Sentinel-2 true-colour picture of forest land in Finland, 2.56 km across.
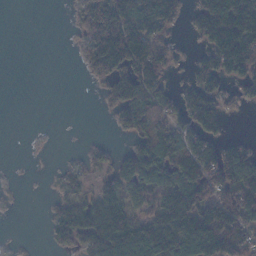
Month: November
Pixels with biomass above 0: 56%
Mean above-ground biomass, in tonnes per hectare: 59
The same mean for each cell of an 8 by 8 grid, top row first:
0 0 29 102 121 52 116 162
0 0 16 139 111 31 64 148
0 0 3 66 101 12 61 60
0 0 0 32 90 63 106 15
0 1 4 12 64 77 69 44
1 4 29 51 115 89 98 121
2 13 93 128 57 129 112 132
3 17 69 130 111 111 120 97
